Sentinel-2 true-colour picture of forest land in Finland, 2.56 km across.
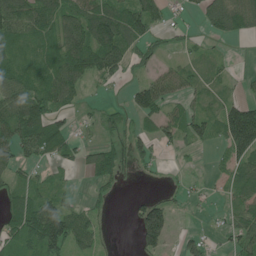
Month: June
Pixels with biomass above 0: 65%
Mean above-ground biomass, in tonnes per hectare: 62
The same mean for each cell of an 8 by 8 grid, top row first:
115 86 97 110 103 16 82 121
68 61 137 135 54 24 17 1
81 78 88 37 48 63 39 17
118 104 22 26 79 43 56 148
94 105 40 47 43 37 32 160
41 29 10 53 9 6 13 68
85 106 45 17 84 26 12 61
81 134 75 10 86 19 28 68
